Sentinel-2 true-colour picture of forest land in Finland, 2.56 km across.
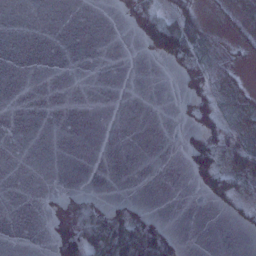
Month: January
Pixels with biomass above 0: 28%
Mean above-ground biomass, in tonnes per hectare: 16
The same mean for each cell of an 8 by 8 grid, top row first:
0 0 0 3 71 33 7 10
0 0 0 0 21 86 18 8
0 0 0 0 0 11 34 7
0 0 0 0 0 5 43 11
0 0 0 0 0 3 47 21
0 0 0 0 0 0 40 20
0 12 80 42 13 0 4 23
0 17 116 80 86 21 0 1
